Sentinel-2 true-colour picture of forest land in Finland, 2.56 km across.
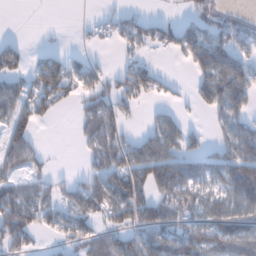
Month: January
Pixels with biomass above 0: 55%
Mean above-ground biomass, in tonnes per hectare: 56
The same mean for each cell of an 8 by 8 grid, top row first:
0 3 0 19 23 13 31 11
37 15 5 11 40 64 88 56
54 90 47 32 88 10 84 80
77 31 35 69 13 24 40 50
95 5 20 62 67 67 27 107
55 35 23 94 106 114 65 123
124 73 69 94 95 81 67 82
79 13 50 56 79 99 112 121
